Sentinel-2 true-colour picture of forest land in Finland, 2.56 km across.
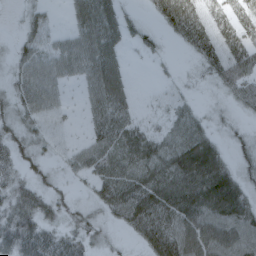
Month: April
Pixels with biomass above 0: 80%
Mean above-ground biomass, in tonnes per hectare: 46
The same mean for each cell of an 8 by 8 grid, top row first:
6 23 51 54 14 74 38 38
25 41 63 57 19 11 50 59
36 50 36 72 0 12 26 56
41 37 12 72 9 28 16 20
44 24 19 64 67 55 56 25
34 24 24 62 68 81 97 41
70 45 24 53 79 85 83 71
96 70 47 16 47 77 82 64
